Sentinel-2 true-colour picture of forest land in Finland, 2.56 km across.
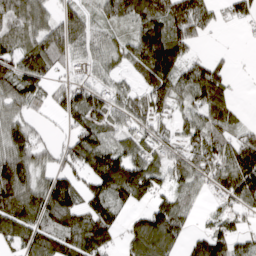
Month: March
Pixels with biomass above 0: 78%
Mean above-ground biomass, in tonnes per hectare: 80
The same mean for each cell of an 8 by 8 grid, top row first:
93 72 77 74 112 141 70 41
66 115 61 54 166 130 9 1
109 58 32 46 86 121 133 3
63 27 119 74 80 52 103 24
98 29 106 71 74 47 106 68
153 56 59 179 86 58 72 134
140 122 86 96 48 115 19 55
70 91 109 61 120 66 88 54
